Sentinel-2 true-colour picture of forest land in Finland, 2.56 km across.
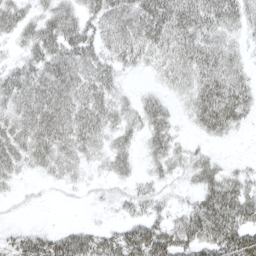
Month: April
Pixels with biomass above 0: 79%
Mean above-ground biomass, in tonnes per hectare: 34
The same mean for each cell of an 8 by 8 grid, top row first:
36 34 35 46 52 52 50 38
13 46 48 39 47 45 44 19
39 49 44 32 5 31 48 32
39 52 46 38 36 15 56 39
43 50 40 27 21 23 12 2
20 17 13 19 14 17 39 24
4 2 2 10 25 17 61 60
23 35 43 34 62 55 55 61
